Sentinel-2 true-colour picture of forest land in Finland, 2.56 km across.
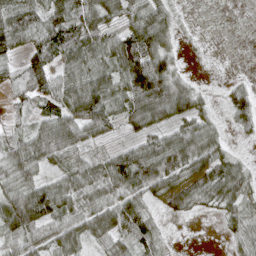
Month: April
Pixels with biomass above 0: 82%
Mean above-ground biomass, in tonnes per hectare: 56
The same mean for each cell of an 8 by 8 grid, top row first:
70 57 59 48 70 29 1 1
46 67 67 75 107 27 3 0
27 74 66 58 156 78 4 11
25 58 93 56 99 83 27 59
54 78 65 25 53 83 70 8
57 33 62 85 110 70 71 65
119 93 60 78 50 45 36 60
57 65 59 58 57 5 0 35
